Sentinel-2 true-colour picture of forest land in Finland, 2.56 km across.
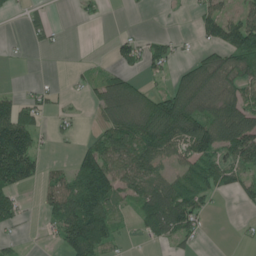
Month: June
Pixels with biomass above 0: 54%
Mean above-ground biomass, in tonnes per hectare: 62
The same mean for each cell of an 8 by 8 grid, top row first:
10 19 17 1 1 5 62 51
6 18 0 21 51 35 42 112
3 12 17 69 35 51 90 72
97 37 11 97 119 169 88 118
182 13 22 93 109 94 124 122
134 44 115 124 98 63 83 62
68 51 168 67 79 149 34 12
22 10 143 53 24 56 5 10
